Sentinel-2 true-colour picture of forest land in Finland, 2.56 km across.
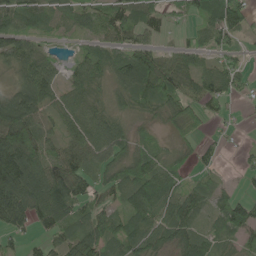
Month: May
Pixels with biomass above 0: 82%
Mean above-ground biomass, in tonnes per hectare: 63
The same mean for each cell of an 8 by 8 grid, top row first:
75 58 50 83 76 28 87 84
80 16 27 60 33 24 48 30
43 72 66 56 98 76 52 36
140 48 66 48 34 70 35 6
160 61 75 86 35 29 19 8
147 108 81 61 112 48 31 20
133 116 53 49 96 85 53 87
26 41 97 79 86 68 54 47
